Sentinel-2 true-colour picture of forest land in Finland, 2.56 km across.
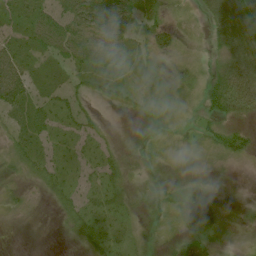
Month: July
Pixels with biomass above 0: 80%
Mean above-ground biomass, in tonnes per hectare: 24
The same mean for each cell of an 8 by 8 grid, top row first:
26 38 63 74 27 11 21 34
33 34 59 57 19 23 15 31
63 18 19 24 11 29 29 67
30 31 24 3 12 25 35 37
23 22 18 10 18 20 23 47
17 23 17 23 8 12 8 2
16 9 27 26 15 18 18 9
1 3 18 22 15 13 15 6
